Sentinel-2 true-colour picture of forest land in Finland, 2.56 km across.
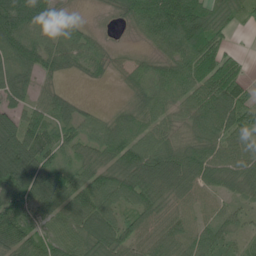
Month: June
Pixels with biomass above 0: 88%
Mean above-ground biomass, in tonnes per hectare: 64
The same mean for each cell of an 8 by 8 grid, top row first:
110 53 15 18 94 162 83 34
86 61 56 21 20 79 90 10
68 28 10 17 52 78 87 56
54 61 32 23 63 48 96 67
98 70 57 77 76 55 79 75
106 84 61 70 83 86 72 76
86 58 78 65 64 56 48 32
82 68 78 75 65 72 64 32
